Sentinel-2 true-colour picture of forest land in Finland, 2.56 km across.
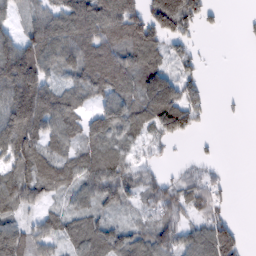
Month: February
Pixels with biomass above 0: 72%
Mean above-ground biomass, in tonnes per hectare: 72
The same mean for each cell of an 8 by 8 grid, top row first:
35 92 129 145 107 181 47 4
116 122 120 99 118 46 2 1
200 86 74 103 56 39 15 0
179 122 60 103 85 122 35 5
125 68 61 84 37 19 5 0
87 85 86 129 58 24 31 0
62 35 54 58 45 75 79 0
106 61 90 88 82 78 110 43
